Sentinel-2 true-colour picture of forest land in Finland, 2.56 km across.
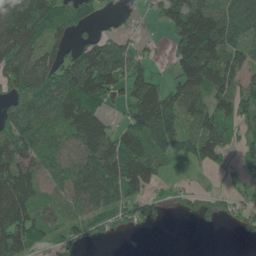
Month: June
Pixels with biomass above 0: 72%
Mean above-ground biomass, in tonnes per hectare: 87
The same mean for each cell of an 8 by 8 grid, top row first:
157 121 70 17 14 108 162 189
138 65 74 157 26 88 229 102
97 93 167 158 83 63 131 82
111 86 134 29 145 129 89 104
124 71 77 105 147 93 98 68
150 63 81 114 113 14 17 28
157 59 60 87 74 18 47 42
124 46 43 15 4 0 0 14
